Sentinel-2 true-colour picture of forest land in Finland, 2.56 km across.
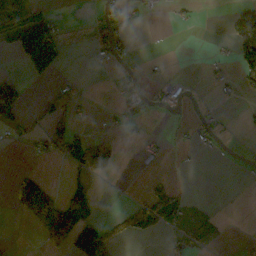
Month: October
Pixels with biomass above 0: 25%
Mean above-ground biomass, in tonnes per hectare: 23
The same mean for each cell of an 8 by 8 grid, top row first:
106 33 0 27 11 5 0 43
79 140 0 33 0 0 3 42
16 25 5 1 6 12 7 30
32 33 13 9 6 4 8 4
8 39 41 28 18 4 12 1
18 10 19 19 6 4 0 1
29 115 37 2 44 41 4 0
1 52 115 29 8 14 14 3
